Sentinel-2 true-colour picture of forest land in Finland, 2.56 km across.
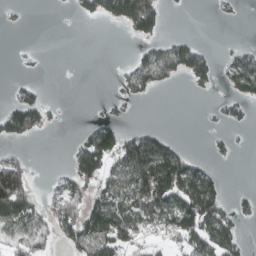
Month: March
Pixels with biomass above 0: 40%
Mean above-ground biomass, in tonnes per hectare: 52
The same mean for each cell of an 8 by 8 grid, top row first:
5 0 25 77 145 1 2 7
3 1 0 0 31 82 14 26
9 2 0 6 77 29 40 100
104 39 0 15 0 0 4 23
22 0 48 114 113 31 9 3
149 6 81 72 139 173 61 0
138 55 96 120 123 121 127 26
90 55 113 112 48 49 114 49
